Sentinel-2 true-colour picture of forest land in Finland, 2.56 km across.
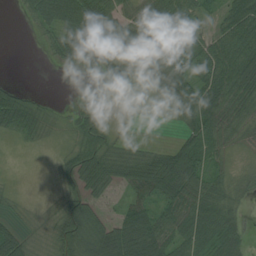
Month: August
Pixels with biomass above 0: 73%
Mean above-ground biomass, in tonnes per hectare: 40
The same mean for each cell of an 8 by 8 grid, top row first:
4 58 82 53 44 69 19 68
0 21 71 38 71 70 46 71
5 0 3 34 19 51 52 84
70 17 25 3 1 18 66 55
8 14 27 22 8 25 49 20
1 5 47 41 76 104 53 24
7 11 60 13 53 72 65 26
50 22 63 66 94 61 55 51
